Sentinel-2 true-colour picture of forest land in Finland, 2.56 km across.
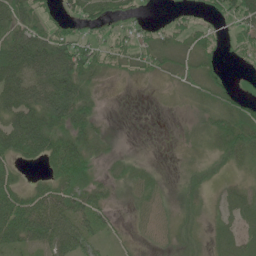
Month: June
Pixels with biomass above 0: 73%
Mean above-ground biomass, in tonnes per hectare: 33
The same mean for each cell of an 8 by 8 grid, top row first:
54 22 37 35 13 16 23 58
68 65 61 36 30 32 33 31
72 62 57 9 12 19 31 8
69 89 52 1 0 4 31 45
65 57 49 9 1 5 23 52
24 27 46 17 23 7 16 14
71 66 43 17 24 17 13 31
55 58 46 9 13 18 15 31
